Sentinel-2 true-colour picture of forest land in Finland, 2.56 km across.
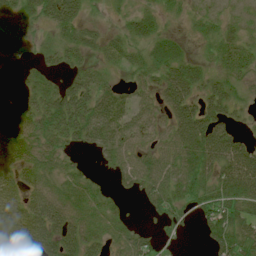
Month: July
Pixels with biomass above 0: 76%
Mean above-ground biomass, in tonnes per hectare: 42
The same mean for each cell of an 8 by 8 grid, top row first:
36 43 35 8 31 13 15 8
28 21 47 34 43 36 13 37
6 36 39 16 33 58 33 21
53 70 70 65 39 50 52 17
73 46 38 62 32 68 88 41
33 39 34 24 61 59 50 84
47 68 50 33 23 44 65 54
52 53 71 40 45 13 44 65
